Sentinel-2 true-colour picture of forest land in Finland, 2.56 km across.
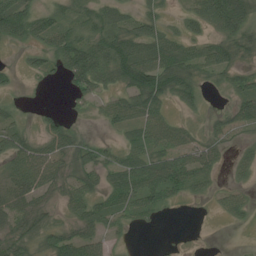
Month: July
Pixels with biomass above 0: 67%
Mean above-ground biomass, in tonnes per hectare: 38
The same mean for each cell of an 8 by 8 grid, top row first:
77 35 35 42 34 12 83 90
13 42 70 71 74 62 41 42
11 16 63 44 80 68 17 34
14 14 7 47 75 17 12 40
46 43 34 13 51 51 32 14
45 55 38 41 67 65 37 16
41 27 37 43 43 9 4 33
49 33 54 19 0 1 0 0
